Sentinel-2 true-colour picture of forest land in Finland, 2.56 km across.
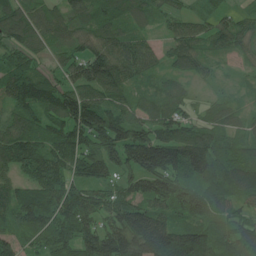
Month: June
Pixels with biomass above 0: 92%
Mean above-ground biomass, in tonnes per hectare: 101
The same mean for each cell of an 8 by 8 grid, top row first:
111 90 93 94 63 51 39 37
82 65 82 118 83 72 53 55
126 92 112 143 55 54 33 15
88 104 180 114 71 80 43 41
143 113 130 143 177 157 122 72
70 131 95 85 153 132 119 153
113 132 147 115 106 94 85 64
69 103 147 167 194 178 124 117
